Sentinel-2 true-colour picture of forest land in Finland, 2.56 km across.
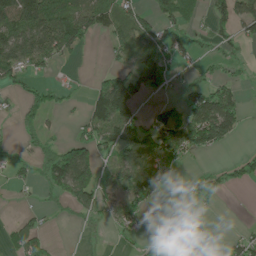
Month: May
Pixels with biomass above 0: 49%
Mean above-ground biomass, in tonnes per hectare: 57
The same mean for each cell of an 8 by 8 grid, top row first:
151 167 108 70 52 75 55 95
115 119 57 32 67 70 25 28
60 26 6 68 99 21 47 22
27 71 22 157 26 37 189 74
18 43 77 80 70 104 91 9
21 93 150 37 129 8 27 44
5 21 66 42 51 15 8 0
62 26 4 12 19 9 1 47
